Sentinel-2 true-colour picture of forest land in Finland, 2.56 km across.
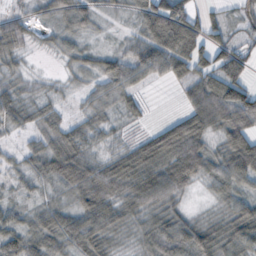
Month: October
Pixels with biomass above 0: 84%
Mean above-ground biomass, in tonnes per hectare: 45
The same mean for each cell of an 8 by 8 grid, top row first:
40 30 47 13 61 110 35 34
49 16 27 19 64 94 72 43
29 14 18 59 35 35 57 62
40 34 20 28 15 17 71 86
8 37 45 18 50 103 39 82
17 45 74 64 74 81 40 71
23 33 51 46 47 33 7 47
45 43 55 26 30 59 49 61
